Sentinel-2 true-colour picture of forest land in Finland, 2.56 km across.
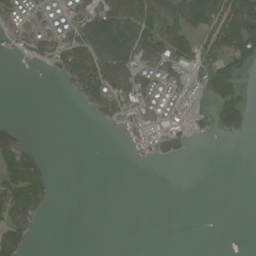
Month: August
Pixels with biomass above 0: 39%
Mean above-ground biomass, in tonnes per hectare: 45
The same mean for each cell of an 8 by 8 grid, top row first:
60 55 66 108 113 99 118 151
31 57 85 144 89 108 62 143
1 1 88 93 79 66 63 44
0 0 4 68 93 61 27 88
86 1 0 0 68 18 1 2
119 46 0 0 0 0 0 0
115 22 0 0 0 0 0 0
115 0 0 0 0 0 0 0
